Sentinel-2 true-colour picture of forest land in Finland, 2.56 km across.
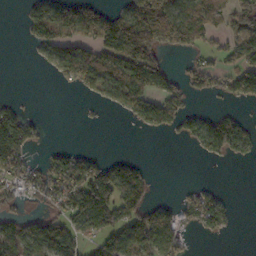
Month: October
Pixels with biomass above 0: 50%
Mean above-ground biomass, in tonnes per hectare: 67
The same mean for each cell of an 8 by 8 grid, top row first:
3 134 124 60 136 122 106 80
0 79 104 137 171 71 38 79
0 6 83 86 156 40 52 106
66 1 3 15 93 70 29 19
169 18 6 0 0 5 91 77
98 85 120 105 52 0 0 0
31 43 125 119 88 44 95 4
122 139 66 93 121 95 10 0
